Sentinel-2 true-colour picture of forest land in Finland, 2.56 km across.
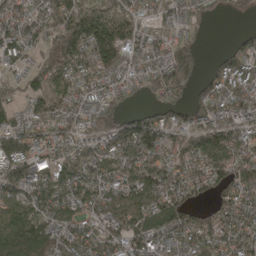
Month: April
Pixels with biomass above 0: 87%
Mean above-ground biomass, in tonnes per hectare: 113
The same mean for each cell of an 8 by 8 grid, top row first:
90 109 258 266 96 89 44 18
102 102 191 221 82 124 8 72
62 125 94 87 65 195 83 135
58 88 94 99 77 84 119 94
139 95 97 138 185 115 135 118
151 121 115 95 149 116 127 101
113 118 94 89 105 142 62 105
178 159 109 96 111 91 139 117
